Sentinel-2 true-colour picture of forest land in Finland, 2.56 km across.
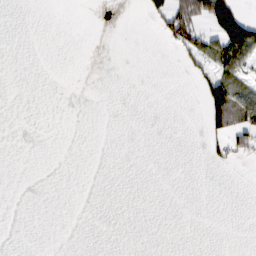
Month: February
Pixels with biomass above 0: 10%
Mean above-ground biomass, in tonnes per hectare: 12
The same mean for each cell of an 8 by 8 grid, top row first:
0 0 0 0 14 95 91 60
0 0 0 0 0 24 46 90
0 0 0 0 0 0 52 46
0 0 0 0 0 0 73 93
0 0 0 0 0 0 21 48
0 0 0 0 0 0 0 0
0 0 0 0 0 0 0 0
0 0 0 0 0 0 0 0
